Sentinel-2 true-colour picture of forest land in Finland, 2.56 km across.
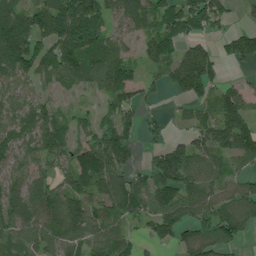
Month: July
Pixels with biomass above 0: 77%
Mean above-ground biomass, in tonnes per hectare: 95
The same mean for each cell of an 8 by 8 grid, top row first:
132 134 188 73 110 111 117 15
168 116 166 98 70 92 68 64
66 62 84 129 47 114 112 18
81 75 38 75 36 10 50 122
83 123 85 153 34 65 114 138
66 69 128 124 79 169 100 76
140 123 115 110 112 136 98 101
81 117 109 120 45 93 83 36
